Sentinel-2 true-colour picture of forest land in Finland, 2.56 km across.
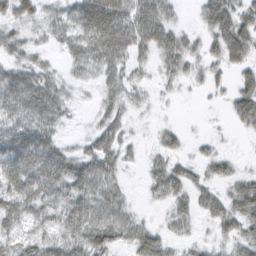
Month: February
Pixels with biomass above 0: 80%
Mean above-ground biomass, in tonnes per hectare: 33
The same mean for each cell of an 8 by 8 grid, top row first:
32 21 55 75 61 16 47 51
31 16 41 61 35 43 26 61
47 32 11 27 13 23 21 25
47 48 5 27 7 2 2 42
51 49 14 38 9 18 10 1
57 54 53 33 15 42 25 25
43 33 49 44 6 27 31 46
31 34 50 47 53 19 12 37
